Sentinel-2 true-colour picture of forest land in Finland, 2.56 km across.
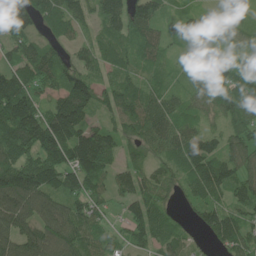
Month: June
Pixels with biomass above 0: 89%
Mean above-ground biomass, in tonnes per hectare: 84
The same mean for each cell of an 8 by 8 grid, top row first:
137 81 84 107 112 55 70 21
56 52 41 80 75 33 39 38
139 73 102 63 51 29 67 75
189 99 142 76 103 66 47 85
162 167 154 103 80 88 33 85
150 134 134 71 62 61 141 97
122 87 71 30 89 26 83 73
108 118 87 40 62 59 35 91
